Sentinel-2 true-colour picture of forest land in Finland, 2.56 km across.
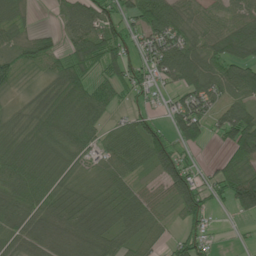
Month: June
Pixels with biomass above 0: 82%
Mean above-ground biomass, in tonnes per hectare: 65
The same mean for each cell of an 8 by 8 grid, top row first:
46 7 92 69 92 76 49 67
65 57 87 87 63 103 80 106
40 45 69 73 59 82 88 91
26 72 83 37 32 63 71 85
69 72 66 59 90 64 26 125
76 65 34 67 26 124 29 109
68 65 84 75 67 52 62 75
52 58 62 58 49 48 36 6
